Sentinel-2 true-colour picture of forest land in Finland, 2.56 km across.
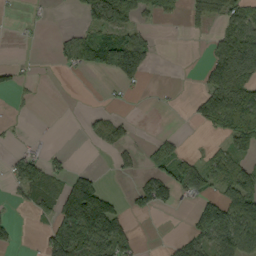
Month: September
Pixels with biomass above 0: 39%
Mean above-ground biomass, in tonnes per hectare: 46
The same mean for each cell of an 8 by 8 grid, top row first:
3 4 23 109 33 21 58 65
1 1 70 159 74 0 27 143
25 1 1 19 29 0 67 133
3 0 4 14 1 3 91 136
8 6 1 42 13 30 15 58
47 60 46 6 30 91 91 99
10 34 169 32 30 15 14 129
17 70 164 108 4 26 54 102
